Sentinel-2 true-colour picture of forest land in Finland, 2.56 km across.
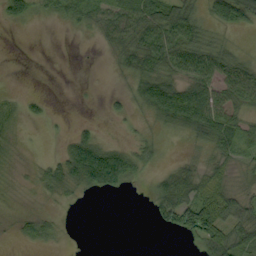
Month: September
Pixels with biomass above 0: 57%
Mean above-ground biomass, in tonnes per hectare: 29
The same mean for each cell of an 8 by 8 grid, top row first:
36 16 32 50 73 64 34 63
0 0 0 21 61 62 35 9
0 0 1 2 48 46 54 59
16 8 0 9 19 85 85 35
9 1 52 16 23 3 35 39
4 36 63 84 12 63 36 12
3 5 3 0 2 91 73 39
8 18 0 0 0 4 56 48
